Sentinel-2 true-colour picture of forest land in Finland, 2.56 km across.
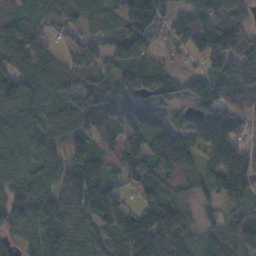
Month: November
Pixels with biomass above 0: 88%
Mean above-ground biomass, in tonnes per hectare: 96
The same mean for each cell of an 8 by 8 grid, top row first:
99 82 84 77 76 41 100 67
126 58 83 76 68 50 108 103
110 121 85 78 100 45 110 118
117 91 147 118 98 46 96 82
94 62 121 110 118 66 111 95
93 100 143 62 111 89 68 164
112 140 141 136 105 112 33 53
60 114 98 92 155 135 80 112
